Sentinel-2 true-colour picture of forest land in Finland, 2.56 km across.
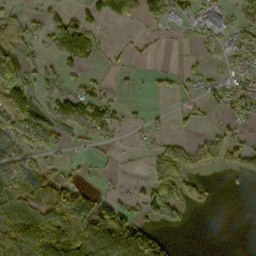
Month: October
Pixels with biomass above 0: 50%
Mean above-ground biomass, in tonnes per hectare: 53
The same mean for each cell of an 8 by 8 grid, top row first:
60 33 29 56 50 44 50 58
105 34 95 12 9 3 12 52
127 30 31 9 6 19 23 47
156 72 98 51 12 17 22 50
110 65 20 18 26 63 60 67
136 87 20 10 25 128 15 29
94 84 174 68 50 74 16 0
95 121 100 111 80 6 0 0
